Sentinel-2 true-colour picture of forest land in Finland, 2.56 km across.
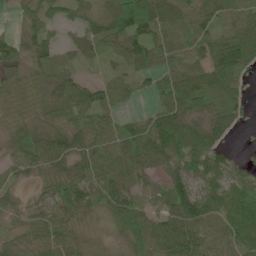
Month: June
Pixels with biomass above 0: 89%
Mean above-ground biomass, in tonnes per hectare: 56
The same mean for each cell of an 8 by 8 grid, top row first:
21 49 41 98 124 78 59 37
54 57 32 27 62 66 58 95
42 62 41 43 30 68 76 36
42 49 73 44 20 85 48 39
43 77 66 60 96 109 73 3
23 38 40 53 42 62 56 28
25 37 58 55 50 88 84 84
28 63 47 24 89 92 78 75
